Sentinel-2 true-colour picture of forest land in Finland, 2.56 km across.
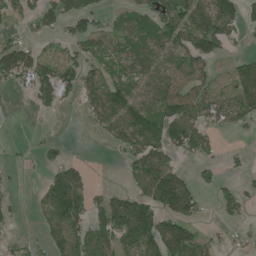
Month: June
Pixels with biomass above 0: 56%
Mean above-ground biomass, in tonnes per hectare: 61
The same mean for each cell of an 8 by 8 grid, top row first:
47 75 81 30 62 101 113 69
104 24 44 46 66 72 87 14
59 108 83 56 60 59 56 85
1 26 17 100 88 101 78 71
3 27 0 30 100 94 60 5
8 39 64 0 100 96 26 22
18 58 94 99 110 139 15 57
20 37 76 79 118 149 36 20
